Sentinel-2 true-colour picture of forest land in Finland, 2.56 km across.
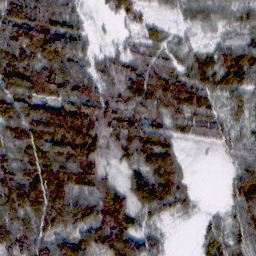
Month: February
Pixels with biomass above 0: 92%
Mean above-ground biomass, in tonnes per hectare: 88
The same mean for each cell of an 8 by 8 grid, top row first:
108 114 54 28 43 45 61 58
121 127 69 31 64 60 59 82
116 91 97 79 110 97 95 100
115 121 142 103 84 79 83 46
112 150 159 75 112 63 45 58
141 150 134 45 86 98 0 67
129 168 148 125 77 70 12 88
117 115 96 112 81 6 57 74
